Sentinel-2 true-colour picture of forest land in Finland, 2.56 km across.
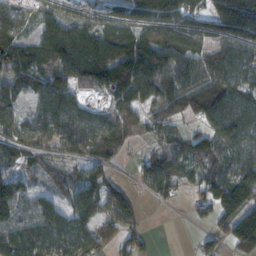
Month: November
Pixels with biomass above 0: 81%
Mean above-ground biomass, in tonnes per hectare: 86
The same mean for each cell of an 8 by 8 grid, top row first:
75 63 57 49 38 104 67 153
114 108 149 117 136 141 115 101
77 87 99 170 148 107 104 105
60 105 88 86 84 83 126 106
95 66 111 113 30 53 100 85
57 33 60 34 63 74 82 120
66 84 100 70 14 10 75 170
93 88 91 57 28 0 35 125
